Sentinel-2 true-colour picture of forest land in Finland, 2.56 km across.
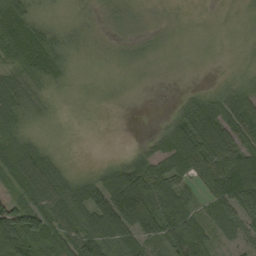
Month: September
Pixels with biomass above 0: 82%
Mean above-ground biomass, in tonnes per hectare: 38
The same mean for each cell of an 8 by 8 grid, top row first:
63 10 12 13 9 4 2 5
79 48 12 8 12 4 3 5
54 24 5 5 3 1 2 14
54 11 2 1 0 31 87 93
39 11 0 0 16 60 115 72
62 54 22 70 83 57 60 94
79 67 60 110 68 78 24 65
89 65 74 48 27 49 41 23
